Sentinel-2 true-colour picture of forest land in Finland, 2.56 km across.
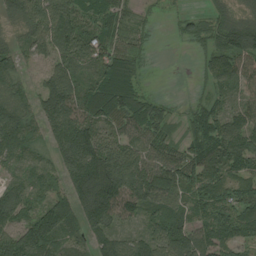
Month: August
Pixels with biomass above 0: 89%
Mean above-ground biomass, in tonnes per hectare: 91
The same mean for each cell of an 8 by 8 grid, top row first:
68 125 102 83 18 21 45 52
63 86 141 92 30 2 42 136
86 76 81 157 33 0 46 102
123 130 122 119 101 22 66 94
120 75 172 105 87 57 102 110
51 66 172 204 140 123 96 82
113 107 133 157 92 67 81 86
130 129 67 95 81 109 92 72
